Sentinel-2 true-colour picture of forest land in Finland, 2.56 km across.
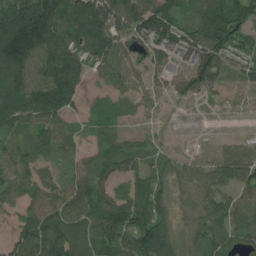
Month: July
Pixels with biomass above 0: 84%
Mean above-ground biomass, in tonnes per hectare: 91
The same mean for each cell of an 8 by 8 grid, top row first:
173 205 152 134 158 104 151 140
174 151 110 110 104 111 156 78
125 151 84 50 57 89 136 40
135 146 47 51 12 0 1 3
53 81 45 62 31 5 1 13
93 63 79 59 70 60 60 80
65 119 102 113 113 56 69 90
82 150 112 123 149 86 99 79
